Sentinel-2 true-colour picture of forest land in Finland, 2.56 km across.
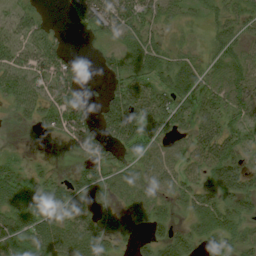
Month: August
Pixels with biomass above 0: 75%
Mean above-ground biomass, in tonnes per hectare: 44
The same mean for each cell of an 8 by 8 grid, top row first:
38 16 55 84 52 26 23 39
49 68 5 27 64 24 23 34
56 57 52 37 48 56 49 65
28 50 71 80 66 63 49 42
4 5 56 48 58 32 55 39
38 22 38 42 43 41 44 43
64 64 38 30 42 20 53 36
63 72 74 32 23 48 39 31
